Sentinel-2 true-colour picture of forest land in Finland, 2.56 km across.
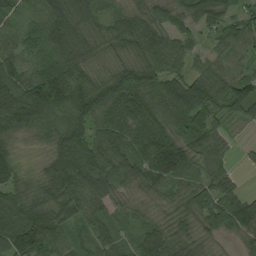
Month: August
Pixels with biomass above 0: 94%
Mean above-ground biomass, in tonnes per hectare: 74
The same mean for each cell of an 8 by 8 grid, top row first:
28 63 70 42 64 61 85 60
59 65 75 49 89 70 28 63
104 153 97 94 110 76 80 80
136 115 102 102 96 89 71 52
34 47 98 84 116 81 70 9
72 81 103 67 82 78 63 15
94 86 68 45 29 52 79 96
143 100 27 59 62 76 28 55
